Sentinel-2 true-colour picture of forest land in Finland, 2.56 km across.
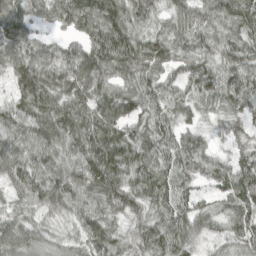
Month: April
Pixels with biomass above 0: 94%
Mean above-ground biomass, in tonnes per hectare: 81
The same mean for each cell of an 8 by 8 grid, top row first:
98 54 109 101 69 57 74 104
102 62 68 130 92 92 73 82
77 110 100 62 79 56 109 93
78 102 93 98 79 61 43 66
71 87 90 119 99 91 49 50
73 93 106 106 93 95 73 103
51 58 77 80 68 88 47 82
81 49 56 78 84 102 45 76
